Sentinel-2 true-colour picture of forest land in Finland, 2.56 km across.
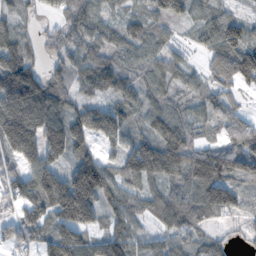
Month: November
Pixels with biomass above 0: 85%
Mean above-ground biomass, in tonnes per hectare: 96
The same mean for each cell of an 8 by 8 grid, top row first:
47 18 80 45 65 73 71 48
107 40 72 69 77 35 70 142
211 95 79 114 62 71 64 103
210 164 97 122 88 71 58 53
180 171 98 67 103 150 53 99
72 126 160 91 130 90 168 104
70 120 214 86 76 110 138 63
87 103 135 118 61 90 69 22
